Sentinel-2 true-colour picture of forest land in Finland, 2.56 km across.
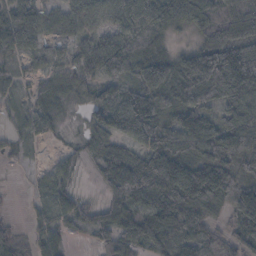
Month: November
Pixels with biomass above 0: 86%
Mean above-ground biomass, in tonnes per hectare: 80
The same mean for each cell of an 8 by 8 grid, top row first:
86 60 61 59 116 99 86 83
103 40 49 105 70 33 127 119
42 47 69 95 107 122 166 200
31 48 15 101 128 101 72 114
23 10 25 85 110 104 105 107
2 40 22 103 140 132 147 90
3 44 42 74 90 123 82 123
59 54 15 97 113 81 59 72
